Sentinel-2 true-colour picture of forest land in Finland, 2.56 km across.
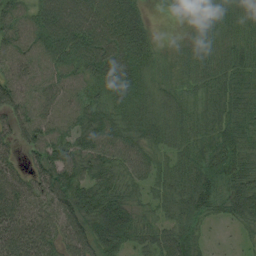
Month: August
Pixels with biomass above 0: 94%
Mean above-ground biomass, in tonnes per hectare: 62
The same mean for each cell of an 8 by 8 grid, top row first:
63 86 89 87 40 21 66 66
63 80 86 81 66 21 66 68
55 57 56 83 57 38 66 61
56 52 62 60 60 56 53 59
35 81 59 67 55 56 59 80
35 74 71 61 49 66 92 79
60 49 87 94 34 61 74 72
79 64 75 101 51 71 18 13
